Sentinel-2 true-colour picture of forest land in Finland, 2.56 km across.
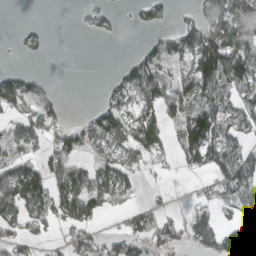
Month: March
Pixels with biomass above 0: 56%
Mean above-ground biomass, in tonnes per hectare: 60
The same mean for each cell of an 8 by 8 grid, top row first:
0 0 15 23 45 20 83 104
5 12 0 0 37 86 151 125
65 18 0 19 108 77 99 97
53 65 6 95 75 69 89 64
74 52 77 63 97 54 134 53
106 93 64 91 22 8 40 100
92 74 120 45 43 15 54 74
53 22 68 38 61 56 72 141
